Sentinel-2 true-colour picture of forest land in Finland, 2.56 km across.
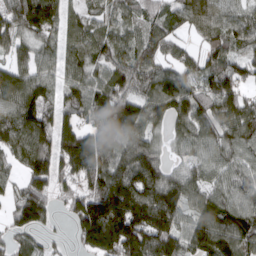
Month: March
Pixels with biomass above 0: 90%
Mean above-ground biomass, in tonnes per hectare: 108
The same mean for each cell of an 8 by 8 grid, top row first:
119 128 66 59 62 63 76 64
68 64 94 92 81 60 71 71
110 86 94 101 101 98 100 99
119 91 94 149 114 111 116 134
117 106 192 120 107 48 84 110
52 148 132 172 168 70 64 78
93 86 127 254 230 142 105 101
53 30 92 269 204 125 128 123
